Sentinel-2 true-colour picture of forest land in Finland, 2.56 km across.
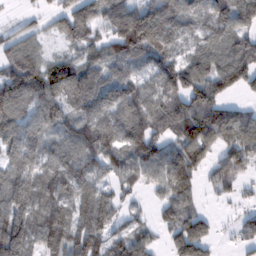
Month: February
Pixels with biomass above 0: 83%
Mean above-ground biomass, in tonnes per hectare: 91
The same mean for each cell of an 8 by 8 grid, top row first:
14 35 115 113 150 115 82 109
70 26 67 106 155 71 79 96
115 97 115 94 70 135 120 96
101 96 81 107 110 122 137 60
109 87 114 99 126 105 131 109
98 84 97 60 71 120 36 49
117 107 87 76 19 89 13 23
160 113 120 78 62 96 77 40
